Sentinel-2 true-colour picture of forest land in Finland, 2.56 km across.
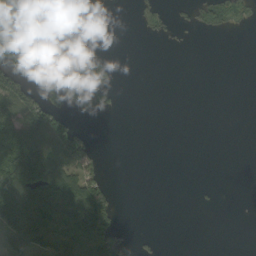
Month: September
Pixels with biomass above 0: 33%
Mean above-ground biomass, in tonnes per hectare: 52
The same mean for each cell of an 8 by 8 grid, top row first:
130 77 0 0 27 17 51 29
102 99 39 0 0 4 0 0
97 151 250 49 0 0 0 0
121 103 65 27 0 0 0 0
187 134 97 0 0 0 0 0
164 144 111 6 0 0 0 0
155 143 174 76 0 0 4 0
96 109 185 69 8 0 0 0
